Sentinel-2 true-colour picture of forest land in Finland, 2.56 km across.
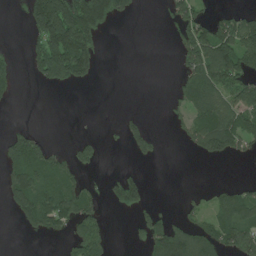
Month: June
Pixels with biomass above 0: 40%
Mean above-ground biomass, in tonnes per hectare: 65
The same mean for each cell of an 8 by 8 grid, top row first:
1 272 216 102 2 58 45 65
5 172 198 0 0 37 172 155
29 96 67 0 0 31 148 112
2 0 1 0 9 24 106 117
97 40 31 3 63 7 144 82
120 116 44 19 25 0 0 2
82 151 108 33 46 8 35 90
0 15 89 23 58 167 88 107
